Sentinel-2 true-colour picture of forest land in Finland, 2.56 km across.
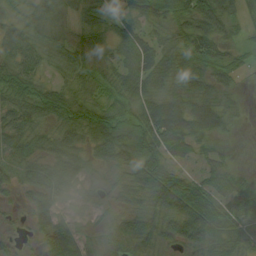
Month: August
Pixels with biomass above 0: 87%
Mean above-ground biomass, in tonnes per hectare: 44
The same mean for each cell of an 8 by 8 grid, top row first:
44 46 23 45 43 65 78 26
54 38 37 28 54 53 62 27
52 20 34 29 52 59 55 20
53 53 57 41 44 65 64 16
52 43 53 69 56 59 23 8
30 69 44 25 63 39 40 28
11 46 13 25 47 65 68 53
18 41 38 34 62 46 61 39
